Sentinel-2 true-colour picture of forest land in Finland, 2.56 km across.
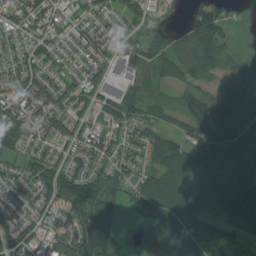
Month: August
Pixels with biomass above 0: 85%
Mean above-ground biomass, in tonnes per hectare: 79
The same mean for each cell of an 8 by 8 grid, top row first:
78 87 51 61 61 10 132 18
71 79 69 73 86 66 111 17
94 77 50 58 59 47 36 83
112 111 60 71 53 46 120 106
59 75 70 68 100 79 136 105
75 115 110 65 72 90 77 110
92 79 137 51 68 119 74 107
92 69 131 85 58 99 79 60
